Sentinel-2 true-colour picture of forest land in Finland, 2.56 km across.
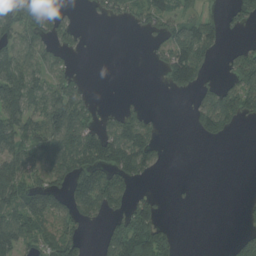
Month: August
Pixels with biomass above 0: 50%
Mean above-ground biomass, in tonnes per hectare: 57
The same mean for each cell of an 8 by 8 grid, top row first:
104 78 9 31 55 61 31 40
95 64 29 0 8 126 68 31
115 72 36 0 0 87 28 78
103 115 93 26 27 0 94 81
84 97 117 124 100 0 13 0
84 78 91 95 40 0 0 0
91 112 81 71 80 2 0 9
94 57 53 84 125 32 0 56
